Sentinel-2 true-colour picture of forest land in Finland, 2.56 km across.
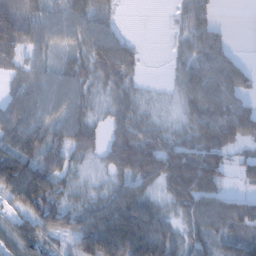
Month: January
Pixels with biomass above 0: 82%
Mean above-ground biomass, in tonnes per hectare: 62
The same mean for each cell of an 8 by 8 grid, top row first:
89 60 66 29 0 23 46 0
91 52 50 89 10 18 68 6
32 57 61 69 16 32 80 56
72 58 53 50 37 30 75 77
92 83 78 76 95 56 92 48
139 87 29 48 94 114 110 36
44 74 52 92 70 50 79 99
60 48 80 112 88 45 53 62
